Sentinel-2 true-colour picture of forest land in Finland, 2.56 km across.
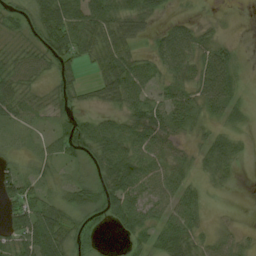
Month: August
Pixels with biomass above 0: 78%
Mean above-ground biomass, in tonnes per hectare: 41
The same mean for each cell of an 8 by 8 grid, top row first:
35 68 64 54 39 12 5 1
22 58 52 64 15 84 32 11
44 23 29 76 58 37 61 41
39 30 26 30 63 58 40 31
16 27 66 77 57 25 61 18
46 20 16 77 66 48 31 6
51 47 45 61 48 80 12 0
52 76 27 4 47 73 21 18
